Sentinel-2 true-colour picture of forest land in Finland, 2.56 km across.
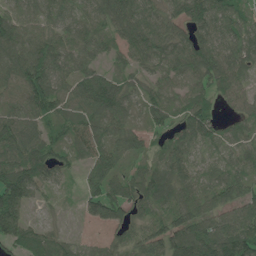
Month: June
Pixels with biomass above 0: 88%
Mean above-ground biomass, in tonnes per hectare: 68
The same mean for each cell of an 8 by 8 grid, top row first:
69 57 53 80 82 68 105 58
92 97 63 36 87 80 92 78
78 109 82 70 40 57 71 60
66 64 74 87 41 49 64 40
104 67 57 66 37 70 37 40
120 67 30 76 66 78 26 49
115 9 30 85 48 66 66 90
69 55 23 33 67 105 125 133
